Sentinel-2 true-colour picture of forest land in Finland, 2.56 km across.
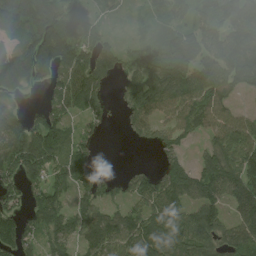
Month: August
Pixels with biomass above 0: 77%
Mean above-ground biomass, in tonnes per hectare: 87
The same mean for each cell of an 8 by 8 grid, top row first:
153 119 69 18 32 82 80 113
117 148 101 58 58 77 92 112
136 61 119 48 107 94 132 106
62 76 62 25 93 94 114 42
131 125 68 0 21 64 49 111
99 89 78 31 65 98 110 120
69 129 72 59 92 95 105 80
112 64 72 101 133 109 99 93
